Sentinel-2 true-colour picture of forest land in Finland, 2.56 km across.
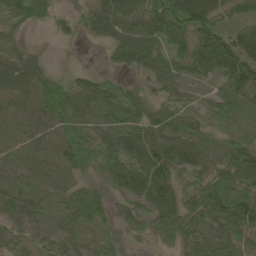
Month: May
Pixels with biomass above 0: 94%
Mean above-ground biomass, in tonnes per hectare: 69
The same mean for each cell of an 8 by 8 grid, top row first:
85 70 41 103 109 114 106 53
54 14 15 52 103 51 97 89
109 79 38 32 33 63 34 83
80 124 62 67 73 56 50 41
70 79 108 59 110 97 40 78
40 78 67 61 93 66 83 128
75 41 111 45 57 76 106 134
56 36 34 43 38 54 52 53
